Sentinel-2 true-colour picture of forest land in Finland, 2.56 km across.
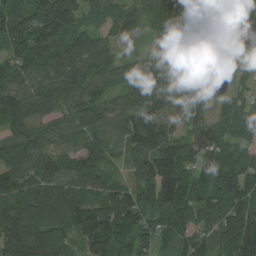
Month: August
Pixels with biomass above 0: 93%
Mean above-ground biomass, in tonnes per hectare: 93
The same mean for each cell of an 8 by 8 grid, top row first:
116 182 81 82 82 121 113 104
90 99 105 50 25 92 56 46
80 88 102 73 72 83 37 54
126 91 95 74 93 76 57 88
103 80 68 53 95 94 96 69
93 104 94 43 94 173 86 146
117 105 110 135 106 130 88 108
133 113 93 130 60 76 68 158
